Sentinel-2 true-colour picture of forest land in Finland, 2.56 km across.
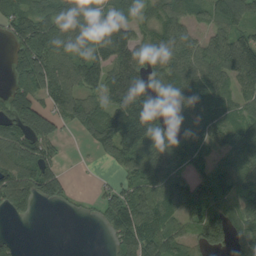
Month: August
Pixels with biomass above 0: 76%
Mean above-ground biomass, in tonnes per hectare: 86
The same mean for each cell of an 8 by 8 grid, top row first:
100 96 113 102 67 92 64 103
63 118 89 156 85 98 79 140
57 117 108 116 107 122 94 106
110 85 120 104 149 83 78 51
97 89 16 121 100 97 61 92
103 123 1 24 96 85 90 76
68 16 12 82 119 109 114 80
17 0 0 43 139 88 88 65
